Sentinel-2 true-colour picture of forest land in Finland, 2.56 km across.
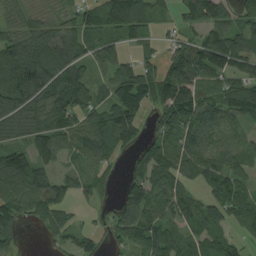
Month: August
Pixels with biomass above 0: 82%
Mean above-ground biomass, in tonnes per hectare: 91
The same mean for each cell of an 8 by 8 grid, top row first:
53 31 69 114 85 37 127 78
109 137 91 70 52 71 166 121
180 153 106 92 133 170 96 95
131 102 94 115 72 146 106 93
82 104 96 96 60 99 105 76
142 76 55 25 74 108 87 78
92 116 23 42 123 104 72 93
38 27 64 51 116 89 81 42
